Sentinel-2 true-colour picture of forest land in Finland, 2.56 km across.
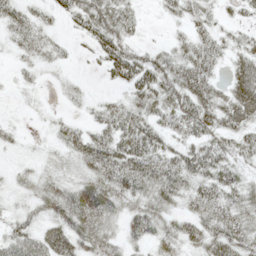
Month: May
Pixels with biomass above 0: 77%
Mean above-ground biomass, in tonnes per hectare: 37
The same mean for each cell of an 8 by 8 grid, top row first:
38 20 49 64 11 22 25 18
22 25 7 56 22 25 36 27
9 6 7 24 57 50 40 39
3 6 10 39 44 59 47 46
13 13 49 63 68 33 52 41
17 29 37 60 66 60 55 35
16 40 77 50 48 30 49 52
48 60 54 37 36 43 52 55
